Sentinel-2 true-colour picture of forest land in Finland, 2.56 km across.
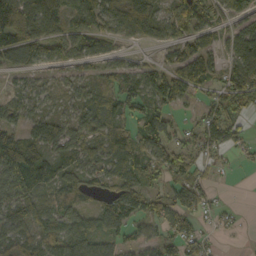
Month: October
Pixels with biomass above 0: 75%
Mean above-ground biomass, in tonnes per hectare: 72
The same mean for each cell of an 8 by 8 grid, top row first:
178 110 76 86 108 106 73 60
156 76 57 33 17 82 73 129
22 23 47 53 80 111 76 122
62 45 62 67 61 42 54 51
103 114 92 93 76 51 66 38
174 102 83 81 71 57 29 3
104 77 69 92 81 83 32 7
74 76 95 59 43 74 26 3
